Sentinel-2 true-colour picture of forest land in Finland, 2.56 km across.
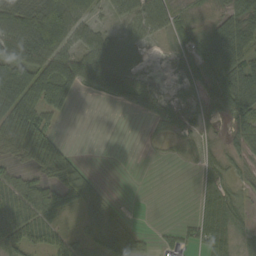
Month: September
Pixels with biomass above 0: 67%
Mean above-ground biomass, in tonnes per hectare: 47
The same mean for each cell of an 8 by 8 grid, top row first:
96 101 59 31 62 38 16 62
116 106 52 72 33 32 71 75
111 129 83 122 41 26 61 101
98 58 1 2 38 57 46 67
52 42 1 0 2 14 15 17
43 54 45 0 0 0 28 26
66 60 37 20 0 0 42 32
67 51 34 50 25 34 52 33
